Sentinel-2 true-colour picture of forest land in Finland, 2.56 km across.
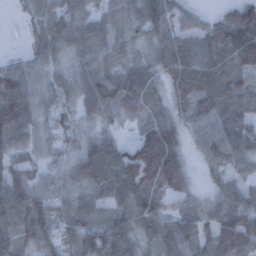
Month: December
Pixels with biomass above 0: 91%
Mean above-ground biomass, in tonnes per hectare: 79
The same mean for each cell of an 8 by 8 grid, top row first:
11 87 82 58 93 59 25 107
4 83 77 64 51 89 75 150
122 62 77 93 72 66 83 83
139 57 61 54 55 55 95 78
85 53 70 66 92 77 66 84
89 73 80 124 121 85 25 46
120 116 82 84 103 42 52 91
94 91 130 114 72 104 66 88
